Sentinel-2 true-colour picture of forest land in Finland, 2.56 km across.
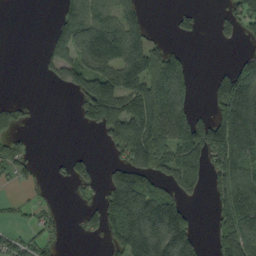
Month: September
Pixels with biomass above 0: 50%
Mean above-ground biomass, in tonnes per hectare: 89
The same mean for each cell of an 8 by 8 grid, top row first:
0 2 136 96 67 29 3 84
0 38 134 164 158 40 0 17
0 23 110 182 162 180 27 198
35 0 40 192 149 180 46 241
37 0 0 56 162 149 189 232
40 9 41 71 114 126 82 131
13 22 27 135 226 138 14 148
44 40 6 65 243 182 29 162
